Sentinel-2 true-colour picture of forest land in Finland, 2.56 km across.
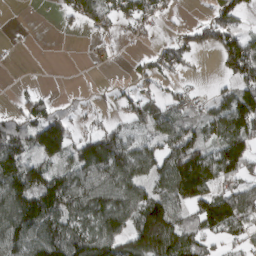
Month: March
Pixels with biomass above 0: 65%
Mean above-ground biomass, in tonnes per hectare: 74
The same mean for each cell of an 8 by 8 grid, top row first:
0 2 81 64 85 13 32 57
2 0 0 15 11 74 55 124
3 0 0 4 36 28 4 102
42 74 22 17 67 68 49 123
116 134 65 102 53 134 75 101
178 89 80 117 82 164 130 77
150 132 87 113 140 98 90 114
113 127 127 120 175 130 53 39
